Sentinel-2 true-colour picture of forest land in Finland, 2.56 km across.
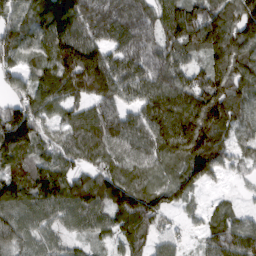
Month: March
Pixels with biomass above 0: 93%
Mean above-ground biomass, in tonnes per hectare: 125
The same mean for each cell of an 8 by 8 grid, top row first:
92 163 190 162 135 150 158 143
130 132 220 127 169 147 141 165
73 107 250 204 139 134 133 144
146 87 96 136 128 185 253 105
162 89 119 135 113 179 164 63
105 149 94 127 101 107 90 30
115 113 122 136 162 64 34 34
103 71 48 60 91 43 83 145
